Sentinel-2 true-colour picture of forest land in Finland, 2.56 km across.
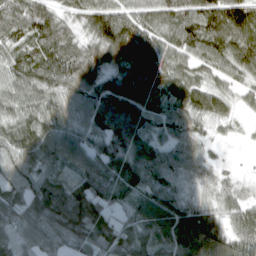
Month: April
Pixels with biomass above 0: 94%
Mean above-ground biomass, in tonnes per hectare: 75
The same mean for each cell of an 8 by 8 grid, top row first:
88 84 58 92 63 81 108 105
70 106 89 103 102 70 85 85
80 94 96 58 88 78 48 43
44 55 58 89 84 61 70 23
67 85 78 51 79 56 38 9
68 59 76 78 68 45 36 18
63 115 135 85 80 84 59 59
61 64 82 132 71 108 155 82
